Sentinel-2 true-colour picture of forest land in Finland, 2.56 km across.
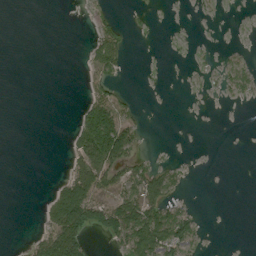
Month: August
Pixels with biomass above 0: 26%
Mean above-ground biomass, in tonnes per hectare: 22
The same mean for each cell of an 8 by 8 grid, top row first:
0 0 0 8 1 0 2 0
0 0 1 61 0 1 2 2
0 0 1 26 1 0 5 23
0 0 25 64 4 0 0 0
0 0 60 146 10 0 0 0
0 1 81 58 50 19 0 0
0 32 130 84 90 34 0 0
1 67 78 36 120 77 3 0
